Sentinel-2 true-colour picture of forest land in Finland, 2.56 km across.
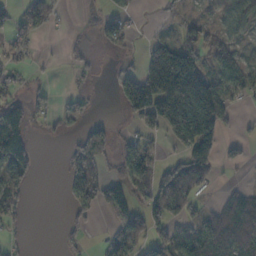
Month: November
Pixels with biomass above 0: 49%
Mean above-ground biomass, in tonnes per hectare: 66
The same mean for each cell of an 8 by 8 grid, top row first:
42 51 12 44 2 21 32 55
40 1 23 41 37 122 68 33
26 9 21 33 179 323 133 73
75 44 41 1 162 249 202 19
113 5 73 61 42 62 162 31
88 0 114 58 77 123 58 1
67 0 60 58 66 83 35 98
15 0 21 54 58 88 96 114
